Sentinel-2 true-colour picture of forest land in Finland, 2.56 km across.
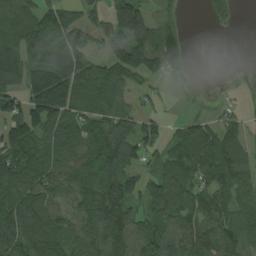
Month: August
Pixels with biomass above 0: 77%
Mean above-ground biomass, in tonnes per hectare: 83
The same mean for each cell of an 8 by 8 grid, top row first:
112 89 51 83 104 33 36 14
131 96 100 103 161 85 0 0
83 186 127 124 65 26 1 16
87 174 91 80 43 7 17 29
149 98 108 100 86 64 97 73
122 104 86 83 56 94 81 71
115 87 69 132 49 96 90 54
117 115 75 117 96 100 103 58
